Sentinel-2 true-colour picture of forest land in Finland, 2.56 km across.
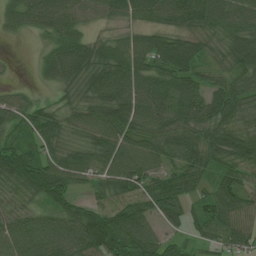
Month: July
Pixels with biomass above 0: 91%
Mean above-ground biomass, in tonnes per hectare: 75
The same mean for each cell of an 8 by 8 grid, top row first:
54 84 65 54 59 77 91 75
0 37 90 66 83 105 51 101
8 22 85 106 92 93 48 82
73 51 63 97 108 92 82 77
66 69 62 96 87 93 92 98
107 109 70 86 84 64 56 67
57 74 69 80 67 65 82 83
93 103 110 99 100 41 53 74
